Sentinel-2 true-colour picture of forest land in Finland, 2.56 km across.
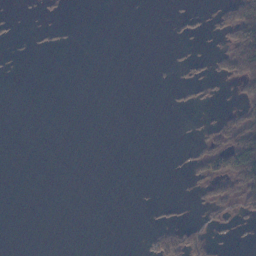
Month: November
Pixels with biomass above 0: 13%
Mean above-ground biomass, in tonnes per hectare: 10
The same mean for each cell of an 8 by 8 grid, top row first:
3 2 0 0 0 4 8 71
1 2 0 0 0 2 2 91
0 0 0 0 0 4 13 34
0 0 0 0 0 3 2 28
0 0 0 0 0 1 28 96
0 0 0 0 0 1 33 87
0 0 0 0 1 4 18 24
0 0 0 0 5 38 27 2
